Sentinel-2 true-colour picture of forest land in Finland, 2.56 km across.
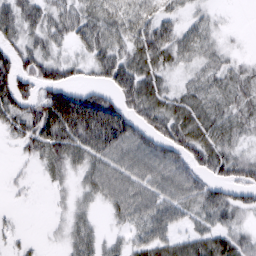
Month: March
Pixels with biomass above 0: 76%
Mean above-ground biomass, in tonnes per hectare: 39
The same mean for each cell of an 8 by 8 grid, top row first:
48 42 45 42 43 25 14 0
46 33 24 45 59 45 25 4
82 60 22 51 54 13 27 29
62 86 96 76 59 46 37 35
21 51 56 62 60 64 53 24
8 13 23 54 56 62 37 47
4 3 18 28 50 47 43 42
11 3 35 14 39 34 48 35
